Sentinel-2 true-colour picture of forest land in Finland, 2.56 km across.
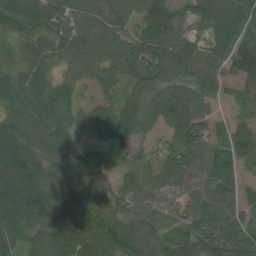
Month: August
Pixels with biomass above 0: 92%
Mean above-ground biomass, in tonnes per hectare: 66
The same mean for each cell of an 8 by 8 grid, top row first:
84 79 40 58 85 68 81 72
47 59 62 62 69 96 72 98
64 50 41 50 64 69 73 74
55 64 41 68 82 87 41 23
93 50 38 61 26 66 59 75
134 65 40 33 57 72 73 53
113 88 74 50 58 49 58 59
66 87 93 101 66 62 69 75
